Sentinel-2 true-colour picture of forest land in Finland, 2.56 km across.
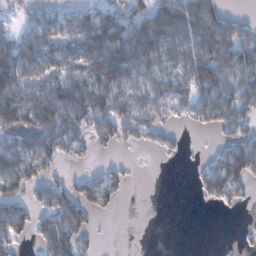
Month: January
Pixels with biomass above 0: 61%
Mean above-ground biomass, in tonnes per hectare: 68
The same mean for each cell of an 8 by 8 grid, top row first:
29 68 81 95 97 114 121 25
98 82 86 143 120 93 119 144
114 77 86 125 66 78 127 97
119 115 111 120 89 52 82 88
83 87 47 45 28 14 3 84
119 49 28 53 1 0 74 113
77 71 83 29 0 0 7 18
51 78 56 1 0 0 0 8
